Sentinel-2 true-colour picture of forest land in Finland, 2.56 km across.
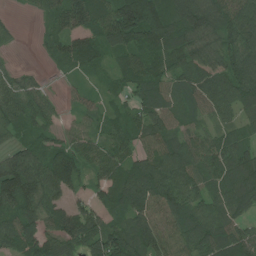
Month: July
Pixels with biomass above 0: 89%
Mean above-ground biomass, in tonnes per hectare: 84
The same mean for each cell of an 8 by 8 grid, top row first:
8 53 110 154 207 118 129 110
13 36 87 79 106 101 71 102
56 13 27 40 94 69 84 105
93 59 38 44 71 63 60 62
58 66 73 76 61 84 66 71
146 111 64 84 109 108 78 130
105 82 61 82 97 100 79 75
95 91 100 128 114 88 108 104
